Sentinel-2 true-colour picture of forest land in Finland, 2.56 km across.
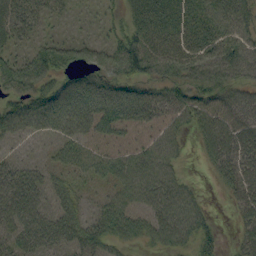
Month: September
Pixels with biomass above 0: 80%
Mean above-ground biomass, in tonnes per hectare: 48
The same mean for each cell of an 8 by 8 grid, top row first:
40 27 9 17 56 56 58 58
27 48 45 46 67 49 56 55
68 57 54 54 53 50 57 51
61 86 75 77 69 52 65 62
30 31 49 37 36 34 46 70
54 41 37 45 62 34 9 67
67 45 36 51 48 61 15 34
50 60 56 47 36 44 26 26
